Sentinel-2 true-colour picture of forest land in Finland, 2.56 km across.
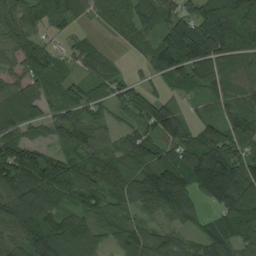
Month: August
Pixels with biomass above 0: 89%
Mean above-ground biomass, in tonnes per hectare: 105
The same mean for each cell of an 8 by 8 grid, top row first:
90 102 49 63 88 99 143 141
80 65 45 14 62 176 166 119
70 99 58 69 44 92 102 76
121 67 77 54 125 93 55 103
129 66 111 69 99 117 179 120
163 163 137 96 141 160 230 184
143 110 104 79 73 141 62 172
99 154 158 70 101 61 92 96
